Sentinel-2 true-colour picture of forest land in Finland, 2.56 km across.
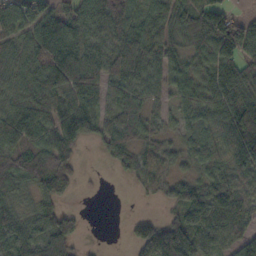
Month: October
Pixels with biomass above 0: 83%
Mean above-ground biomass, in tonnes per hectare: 77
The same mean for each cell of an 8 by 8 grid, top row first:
88 89 79 105 61 78 113 38
56 158 105 75 100 58 84 132
56 117 144 63 58 59 68 109
89 73 84 58 56 40 67 128
97 74 62 71 56 42 89 143
88 148 25 9 78 45 65 64
45 72 9 0 3 70 132 86
95 107 29 0 124 186 71 85
